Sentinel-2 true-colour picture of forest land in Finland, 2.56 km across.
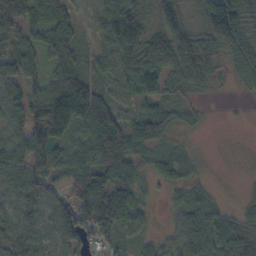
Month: October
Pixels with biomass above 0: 88%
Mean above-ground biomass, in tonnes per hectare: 66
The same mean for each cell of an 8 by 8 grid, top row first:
79 72 34 83 63 77 117 106
67 64 42 80 121 124 81 84
77 62 85 62 73 50 39 32
67 156 129 100 65 45 7 2
89 119 59 111 68 20 2 3
96 62 72 94 39 41 12 4
77 64 78 111 36 35 51 28
77 60 57 49 35 68 87 81
